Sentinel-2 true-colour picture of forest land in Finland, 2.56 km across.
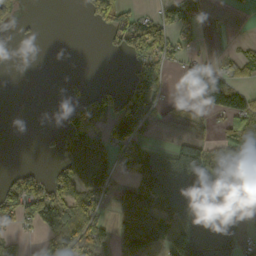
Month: October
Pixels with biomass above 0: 49%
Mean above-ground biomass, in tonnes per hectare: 65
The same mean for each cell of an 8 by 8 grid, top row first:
23 0 12 120 34 80 12 1
1 0 0 21 129 60 5 26
0 0 17 5 124 27 160 46
0 0 73 63 86 42 72 140
0 9 111 78 53 48 61 101
50 51 122 82 99 156 126 60
114 175 90 33 85 132 140 47
30 44 89 63 137 106 177 84
